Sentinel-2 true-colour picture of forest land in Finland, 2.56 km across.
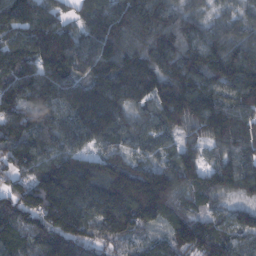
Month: February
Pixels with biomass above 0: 97%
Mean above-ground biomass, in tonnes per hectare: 132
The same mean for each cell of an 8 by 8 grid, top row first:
142 117 82 149 155 99 61 64
113 168 124 139 122 133 160 125
138 164 123 185 175 196 171 198
139 120 157 147 81 204 181 131
124 104 76 83 69 76 86 108
92 192 250 213 183 148 126 137
130 208 153 179 207 87 55 55
88 148 158 90 52 122 138 77
